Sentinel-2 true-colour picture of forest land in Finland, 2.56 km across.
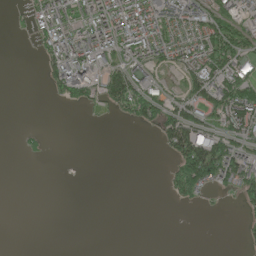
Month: June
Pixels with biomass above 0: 39%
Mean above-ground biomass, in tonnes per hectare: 46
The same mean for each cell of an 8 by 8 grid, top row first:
8 106 110 145 138 99 88 51
0 68 122 87 92 76 99 69
0 38 131 96 76 18 101 121
0 0 10 28 80 79 64 142
3 8 0 0 0 88 132 66
0 0 0 0 0 64 115 105
0 0 0 0 0 8 4 18
0 0 0 0 0 0 0 7
